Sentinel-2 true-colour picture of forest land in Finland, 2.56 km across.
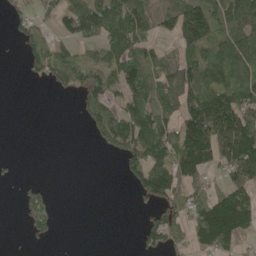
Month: May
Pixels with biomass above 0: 54%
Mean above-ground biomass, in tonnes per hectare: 71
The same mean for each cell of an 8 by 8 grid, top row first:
34 25 127 111 99 128 144 140
12 64 33 90 64 67 111 141
1 45 65 67 106 127 114 95
0 0 18 73 111 98 196 141
0 0 0 73 133 127 166 193
18 1 0 0 118 113 55 111
20 51 0 0 24 76 143 154
2 19 0 0 50 50 122 73
